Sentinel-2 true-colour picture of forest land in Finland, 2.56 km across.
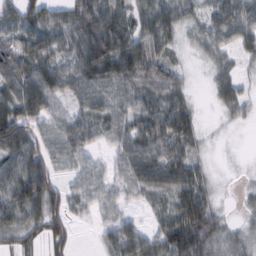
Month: February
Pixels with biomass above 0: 83%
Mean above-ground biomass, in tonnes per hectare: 60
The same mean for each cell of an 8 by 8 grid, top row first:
64 52 66 88 50 55 47 80
88 69 63 97 62 23 48 47
99 92 78 86 69 38 20 36
97 78 60 67 64 81 3 35
100 59 68 49 84 83 12 1
103 97 51 48 88 78 33 4
90 96 32 42 24 66 60 14
43 56 7 69 80 91 83 45
